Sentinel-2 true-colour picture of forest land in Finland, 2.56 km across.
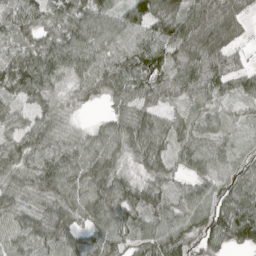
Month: April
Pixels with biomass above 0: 93%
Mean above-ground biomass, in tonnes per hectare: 55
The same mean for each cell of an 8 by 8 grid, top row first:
62 53 67 50 92 82 67 51
53 72 72 63 88 88 77 27
84 63 43 76 75 57 61 37
33 32 8 33 42 23 40 15
55 52 42 61 65 46 48 17
39 76 63 54 29 32 55 60
43 38 55 69 54 47 83 88
48 54 50 64 57 70 67 69
